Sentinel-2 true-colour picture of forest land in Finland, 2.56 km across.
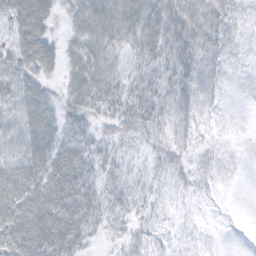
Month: October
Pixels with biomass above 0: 80%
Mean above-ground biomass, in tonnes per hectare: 34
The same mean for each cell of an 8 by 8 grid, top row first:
77 52 50 64 55 44 33 8
68 61 50 38 41 44 29 6
55 34 58 37 31 35 17 4
47 48 37 30 40 23 8 0
44 65 43 19 14 17 5 1
72 71 60 21 11 12 8 1
77 80 65 28 14 4 2 0
75 74 41 12 17 5 2 0
